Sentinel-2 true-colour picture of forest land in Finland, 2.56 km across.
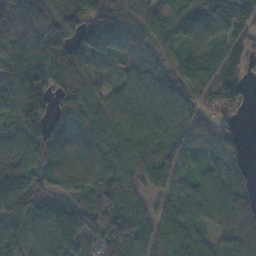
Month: November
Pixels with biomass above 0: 93%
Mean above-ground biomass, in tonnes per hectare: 97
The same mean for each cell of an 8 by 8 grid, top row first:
104 101 146 107 102 95 125 115
86 110 106 124 83 81 97 61
105 95 120 51 76 85 108 104
117 92 87 95 85 89 81 41
105 115 81 118 88 80 110 80
162 96 105 120 56 68 78 61
122 123 103 127 68 62 79 112
82 119 108 102 95 105 65 110
